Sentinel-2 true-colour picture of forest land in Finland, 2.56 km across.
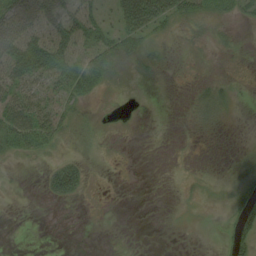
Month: August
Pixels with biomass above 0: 37%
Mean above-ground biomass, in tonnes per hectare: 17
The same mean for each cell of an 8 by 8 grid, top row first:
54 58 53 19 78 46 23 9
62 65 46 39 26 3 7 4
47 40 38 15 4 1 7 2
51 33 13 1 0 1 15 1
32 22 2 1 0 0 0 0
1 24 32 0 0 0 1 14
0 1 0 0 0 0 0 36
0 0 0 0 0 0 0 33
